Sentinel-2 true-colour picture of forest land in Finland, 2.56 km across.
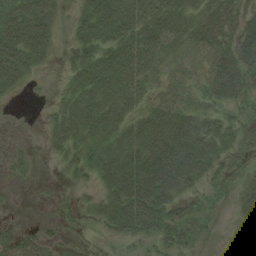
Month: August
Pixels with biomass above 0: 74%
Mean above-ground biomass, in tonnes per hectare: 36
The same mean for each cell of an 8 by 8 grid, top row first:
47 42 25 58 50 57 52 46
62 32 36 43 52 32 43 68
39 1 39 51 32 19 37 54
0 11 49 40 31 43 25 19
3 13 35 47 61 72 51 37
7 0 16 67 90 73 36 31
2 2 23 46 77 50 24 31
42 20 16 19 25 41 11 22
